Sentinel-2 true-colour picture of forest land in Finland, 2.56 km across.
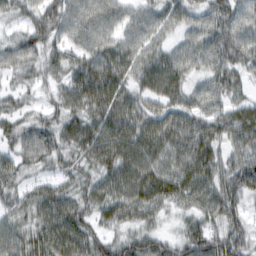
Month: February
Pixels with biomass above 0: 93%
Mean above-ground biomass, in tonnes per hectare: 62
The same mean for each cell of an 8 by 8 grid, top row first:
42 70 71 59 53 55 56 60
51 61 56 69 63 43 64 66
27 39 77 88 64 71 49 40
37 40 68 86 74 70 56 56
44 63 73 100 100 81 71 60
45 38 53 77 94 78 71 86
49 73 59 74 65 36 65 52
62 75 76 45 60 43 79 71
